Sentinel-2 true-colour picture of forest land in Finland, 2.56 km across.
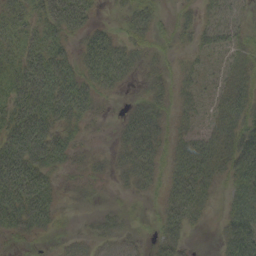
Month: September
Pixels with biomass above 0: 73%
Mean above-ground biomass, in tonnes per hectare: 35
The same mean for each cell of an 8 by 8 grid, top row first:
34 44 47 6 39 14 21 24
32 48 27 51 26 14 24 27
52 66 45 46 19 21 11 40
55 65 47 4 52 22 18 53
69 75 18 14 67 32 51 66
71 43 11 15 39 43 45 58
59 42 2 9 3 50 22 66
16 8 13 21 7 37 0 95
